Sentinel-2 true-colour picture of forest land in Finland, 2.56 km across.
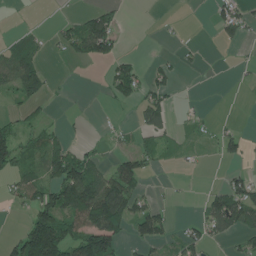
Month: June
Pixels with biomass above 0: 40%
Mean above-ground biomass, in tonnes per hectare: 44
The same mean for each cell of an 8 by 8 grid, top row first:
1 1 35 49 0 2 7 61
64 17 67 73 1 9 3 13
98 46 0 62 57 31 0 4
23 15 3 6 60 22 6 0
97 82 20 13 38 26 14 35
63 56 130 86 58 2 1 32
13 102 127 171 59 8 46 106
50 164 102 113 54 31 41 31
